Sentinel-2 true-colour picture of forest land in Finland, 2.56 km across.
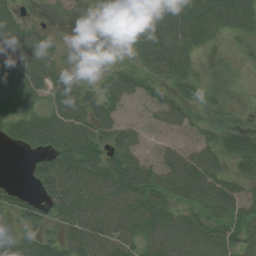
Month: August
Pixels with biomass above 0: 85%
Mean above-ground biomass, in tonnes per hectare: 51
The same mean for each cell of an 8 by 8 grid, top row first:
36 8 8 39 88 79 71 69
47 48 16 26 59 66 21 19
82 66 29 41 36 46 22 15
66 60 70 46 11 46 26 19
34 70 83 51 25 28 40 58
2 71 78 82 72 85 82 41
53 51 75 86 84 51 60 47
36 44 62 60 60 75 71 60
